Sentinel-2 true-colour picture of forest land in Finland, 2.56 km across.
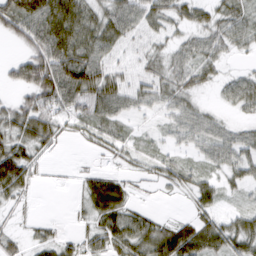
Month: March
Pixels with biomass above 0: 76%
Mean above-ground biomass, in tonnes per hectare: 42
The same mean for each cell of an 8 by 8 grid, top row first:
86 81 67 61 54 39 34 42
21 78 76 46 31 32 45 28
39 90 94 57 36 46 26 36
54 60 46 53 25 43 23 23
58 38 12 37 19 23 43 45
79 6 14 30 18 41 30 35
18 0 18 79 14 2 36 18
23 24 24 50 64 92 80 61
